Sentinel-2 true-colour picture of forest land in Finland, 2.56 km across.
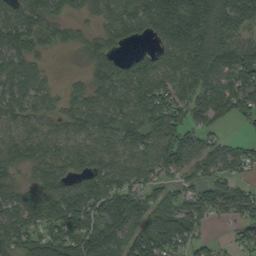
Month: September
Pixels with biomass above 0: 84%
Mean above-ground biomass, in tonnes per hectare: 100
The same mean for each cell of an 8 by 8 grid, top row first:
105 97 40 95 143 214 177 160
106 45 44 77 32 131 150 138
92 38 27 127 143 104 124 140
91 70 110 106 105 111 110 84
91 83 84 84 105 155 62 39
45 97 89 123 80 62 84 43
103 100 155 180 85 94 88 81
111 99 160 120 157 102 47 53
